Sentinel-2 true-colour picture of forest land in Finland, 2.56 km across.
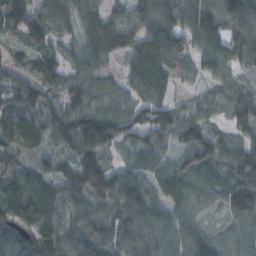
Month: October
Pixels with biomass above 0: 94%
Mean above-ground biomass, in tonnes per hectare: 87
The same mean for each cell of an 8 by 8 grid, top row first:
101 86 83 76 84 100 117 114
52 69 73 101 102 92 93 90
60 87 77 44 119 52 41 53
132 95 96 80 75 48 41 72
105 65 133 83 67 60 99 73
91 80 117 73 71 99 107 132
113 106 85 79 102 78 57 119
116 125 94 92 105 82 84 80
